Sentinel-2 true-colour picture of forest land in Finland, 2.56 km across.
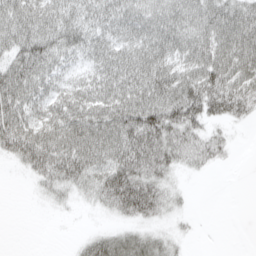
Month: April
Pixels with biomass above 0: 75%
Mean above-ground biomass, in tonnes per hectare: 47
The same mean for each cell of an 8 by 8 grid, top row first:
67 52 38 48 55 58 65 72
62 57 41 49 62 59 71 80
77 46 34 69 85 81 80 68
70 51 73 82 93 76 56 41
77 82 86 81 99 58 37 3
2 46 53 69 67 19 4 0
0 6 7 29 61 16 0 0
0 0 12 44 44 17 0 0
